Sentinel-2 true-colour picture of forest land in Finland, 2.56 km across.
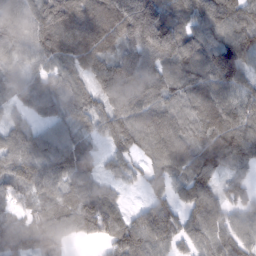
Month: February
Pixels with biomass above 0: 92%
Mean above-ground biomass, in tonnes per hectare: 89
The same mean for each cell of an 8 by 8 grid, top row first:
96 130 127 145 206 90 112 106
78 107 126 86 125 119 110 124
62 71 70 124 109 88 106 108
45 57 75 89 107 92 99 107
89 83 71 57 88 105 81 115
89 89 86 44 44 64 81 56
57 69 104 79 42 57 96 54
73 102 42 71 95 60 80 75
